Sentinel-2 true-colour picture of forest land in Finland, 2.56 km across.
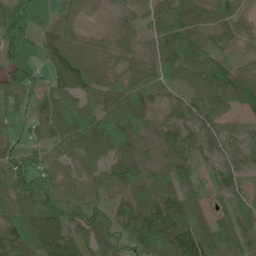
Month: June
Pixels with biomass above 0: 94%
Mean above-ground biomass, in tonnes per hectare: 66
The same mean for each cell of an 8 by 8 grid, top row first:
103 34 36 24 41 87 42 35
77 69 43 35 28 101 65 23
68 57 88 35 38 29 72 68
35 79 105 88 57 41 66 113
39 48 71 62 57 83 51 26
64 51 43 64 83 93 34 57
83 119 54 55 120 91 39 60
95 139 85 58 120 135 97 75
